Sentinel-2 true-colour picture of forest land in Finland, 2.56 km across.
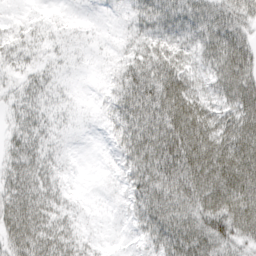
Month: March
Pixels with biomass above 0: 93%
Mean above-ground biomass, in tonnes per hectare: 44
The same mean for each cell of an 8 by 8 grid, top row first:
10 12 7 8 43 50 62 56
31 21 15 12 50 43 49 70
21 29 7 32 76 63 37 75
29 29 9 38 76 75 49 61
37 33 5 22 74 79 71 76
51 41 4 9 69 86 73 81
65 49 11 7 58 66 66 81
59 59 27 4 26 73 68 48
